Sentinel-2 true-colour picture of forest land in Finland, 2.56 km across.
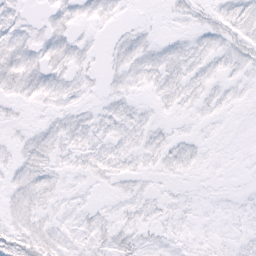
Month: February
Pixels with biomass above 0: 58%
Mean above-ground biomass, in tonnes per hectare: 5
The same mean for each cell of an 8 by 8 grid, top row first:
5 4 6 5 0 5 7 10
10 9 6 4 7 5 7 9
12 11 5 4 7 8 7 4
2 4 5 6 3 4 4 1
4 8 8 7 7 6 2 0
6 8 3 6 4 3 1 0
8 5 4 3 5 3 1 2
14 11 5 9 6 3 2 3
